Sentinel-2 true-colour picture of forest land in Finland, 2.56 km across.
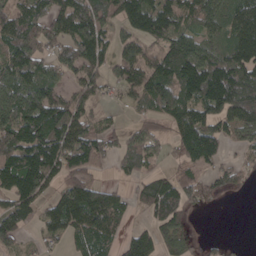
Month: April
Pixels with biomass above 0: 76%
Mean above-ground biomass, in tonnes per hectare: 100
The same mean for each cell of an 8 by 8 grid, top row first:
106 108 168 102 141 113 122 115
125 75 142 63 75 137 80 127
146 104 91 56 127 180 208 169
171 159 79 19 45 135 107 121
156 149 133 56 132 78 123 52
161 124 86 25 68 64 67 40
97 62 157 111 58 124 22 0
90 47 79 65 106 102 19 3
